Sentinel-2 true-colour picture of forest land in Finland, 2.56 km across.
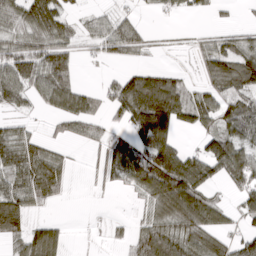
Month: March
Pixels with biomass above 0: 68%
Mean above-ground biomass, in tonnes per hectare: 66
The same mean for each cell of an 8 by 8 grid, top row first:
75 113 21 29 10 16 16 7
75 100 29 61 42 7 52 71
102 109 26 33 99 49 73 151
33 32 93 43 157 114 88 97
81 40 21 55 105 66 62 77
66 114 3 47 137 193 87 99
95 24 0 1 39 147 114 54
52 119 2 12 75 99 87 49
